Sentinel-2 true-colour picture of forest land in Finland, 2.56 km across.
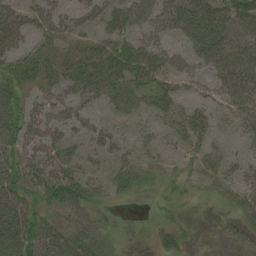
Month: August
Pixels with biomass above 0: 68%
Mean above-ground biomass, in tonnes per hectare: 32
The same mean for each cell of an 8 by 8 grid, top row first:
41 35 25 38 40 57 61 55
34 36 46 48 40 20 48 57
42 45 59 55 41 31 29 58
43 34 28 17 23 38 25 35
43 37 17 21 16 21 25 12
44 36 30 27 23 9 25 25
52 21 33 8 1 9 1 27
49 47 31 13 0 21 2 26
